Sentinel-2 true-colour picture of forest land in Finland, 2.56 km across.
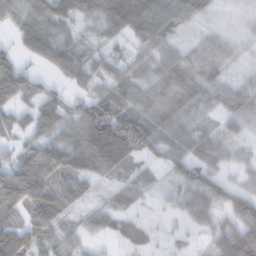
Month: February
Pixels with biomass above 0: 82%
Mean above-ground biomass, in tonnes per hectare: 48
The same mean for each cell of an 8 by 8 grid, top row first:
47 66 49 88 85 63 14 8
34 82 46 25 43 28 23 10
80 29 50 54 40 52 38 19
37 59 68 106 58 51 27 33
24 59 71 114 82 59 44 17
93 84 64 26 19 47 59 19
53 79 26 31 8 23 53 86
74 42 41 20 24 12 26 101
